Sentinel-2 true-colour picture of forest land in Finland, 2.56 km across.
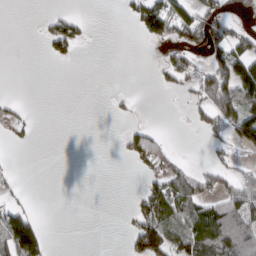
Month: March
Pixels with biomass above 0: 31%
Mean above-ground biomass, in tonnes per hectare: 39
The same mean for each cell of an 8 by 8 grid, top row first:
0 28 19 0 111 108 81 5
0 40 28 0 4 56 101 73
0 0 0 0 0 54 85 175
14 0 0 7 1 0 59 135
12 0 0 2 74 3 27 65
5 0 0 0 28 60 40 32
51 0 0 0 81 97 67 80
159 37 0 0 122 91 105 92
